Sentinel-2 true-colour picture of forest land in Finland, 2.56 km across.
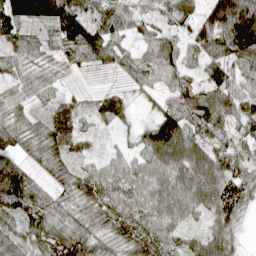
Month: April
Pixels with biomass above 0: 92%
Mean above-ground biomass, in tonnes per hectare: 69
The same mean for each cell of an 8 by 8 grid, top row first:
108 132 98 72 41 49 100 205
48 34 89 66 44 53 107 143
47 43 6 8 55 64 67 51
45 44 36 55 13 83 98 58
60 84 45 13 64 151 70 52
120 50 52 50 66 89 137 59
80 74 58 68 62 76 79 62
70 79 91 63 87 52 86 37
